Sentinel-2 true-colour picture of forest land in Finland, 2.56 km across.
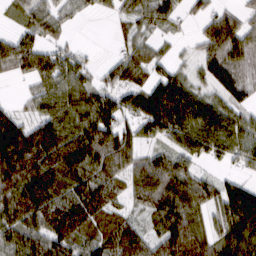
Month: March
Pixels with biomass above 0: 79%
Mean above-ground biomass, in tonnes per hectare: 77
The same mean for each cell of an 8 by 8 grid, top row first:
26 57 19 21 53 44 47 54
76 52 16 13 38 12 75 102
19 81 69 42 63 71 64 93
32 75 96 99 93 118 95 54
166 130 122 112 47 68 99 84
140 130 91 87 103 99 31 34
121 112 118 65 62 105 68 127
86 110 73 93 75 126 80 109
